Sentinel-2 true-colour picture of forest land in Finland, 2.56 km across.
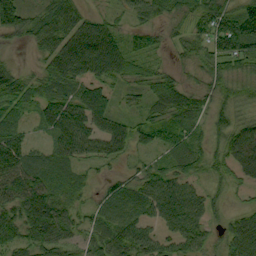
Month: September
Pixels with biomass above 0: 86%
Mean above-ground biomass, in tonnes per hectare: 54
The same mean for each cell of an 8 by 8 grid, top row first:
105 59 50 29 38 37 58 79
12 48 90 85 38 23 48 76
57 52 62 53 46 36 39 46
39 55 81 59 37 69 42 30
72 32 74 70 35 56 29 77
88 60 28 22 48 52 31 39
74 95 32 49 45 91 50 20
63 77 39 72 64 58 40 85
